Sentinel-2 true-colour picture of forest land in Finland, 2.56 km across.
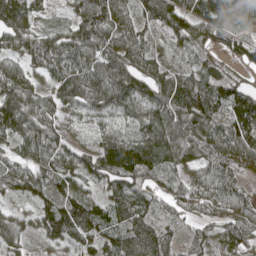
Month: May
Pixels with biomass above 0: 92%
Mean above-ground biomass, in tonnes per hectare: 85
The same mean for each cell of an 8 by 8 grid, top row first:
107 24 82 108 79 113 105 115
72 92 103 98 83 39 43 48
100 57 120 131 94 86 77 48
108 76 57 92 99 105 117 116
57 82 37 104 117 106 98 103
86 94 87 107 101 61 82 64
35 101 123 98 92 58 67 75
53 50 84 83 132 56 62 94
